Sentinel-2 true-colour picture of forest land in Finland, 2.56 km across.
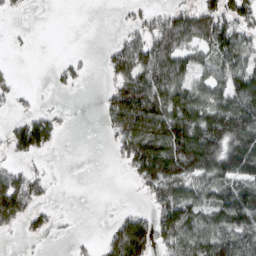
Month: March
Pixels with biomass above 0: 56%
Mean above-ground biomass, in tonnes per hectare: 74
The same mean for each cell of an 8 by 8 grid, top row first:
10 0 0 1 34 82 100 95
4 0 2 36 117 121 90 127
9 5 25 48 124 110 85 130
22 33 1 96 170 135 110 149
72 68 0 27 174 177 166 135
69 24 0 0 104 141 114 138
135 29 0 4 23 151 101 174
6 17 10 71 136 117 142 140
